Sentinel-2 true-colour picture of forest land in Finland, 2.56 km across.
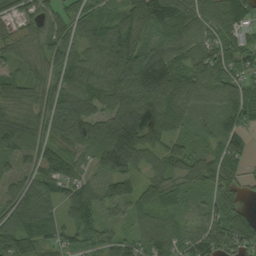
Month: September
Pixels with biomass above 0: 91%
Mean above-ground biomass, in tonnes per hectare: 87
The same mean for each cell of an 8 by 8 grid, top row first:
60 65 94 68 124 158 98 107
57 78 67 104 76 78 92 103
89 76 87 116 99 100 105 86
87 110 93 95 72 97 59 101
129 77 64 153 97 64 52 64
72 80 53 61 50 78 86 71
111 81 95 35 88 49 67 75
142 90 86 74 102 97 119 120
